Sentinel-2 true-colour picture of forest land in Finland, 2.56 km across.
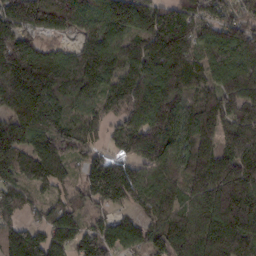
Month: February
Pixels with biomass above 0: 93%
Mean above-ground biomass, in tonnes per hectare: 146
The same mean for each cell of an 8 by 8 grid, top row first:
167 208 164 170 145 141 95 89
218 82 118 148 143 200 123 178
196 233 176 127 164 152 102 179
146 223 113 95 177 140 170 162
153 149 117 54 162 127 135 160
130 164 69 180 121 116 202 190
97 76 81 77 134 116 192 244
133 120 107 135 106 170 199 164
